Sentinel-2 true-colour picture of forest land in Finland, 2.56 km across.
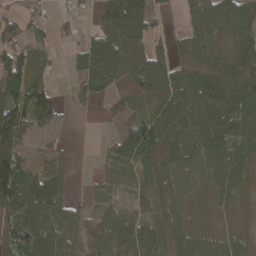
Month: April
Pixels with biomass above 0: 77%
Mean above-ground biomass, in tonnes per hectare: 68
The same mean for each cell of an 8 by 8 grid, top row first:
45 13 11 69 77 14 104 115
77 22 34 91 89 53 82 81
123 27 40 60 78 98 138 144
116 54 11 62 63 110 124 119
94 13 1 54 135 97 104 85
114 70 3 38 57 87 60 63
90 81 30 33 53 77 16 22
77 90 52 69 84 73 53 43
